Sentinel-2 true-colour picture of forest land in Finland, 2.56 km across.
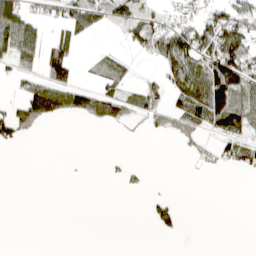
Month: April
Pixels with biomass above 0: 35%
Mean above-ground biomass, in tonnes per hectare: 40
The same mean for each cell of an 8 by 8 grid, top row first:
109 35 72 75 78 44 60 87
105 71 27 9 54 138 105 131
24 84 18 42 21 79 140 108
53 109 82 57 60 63 146 97
27 0 0 0 1 16 20 68
0 0 1 6 9 0 5 8
0 0 0 0 6 27 0 0
0 0 0 0 0 3 0 0
